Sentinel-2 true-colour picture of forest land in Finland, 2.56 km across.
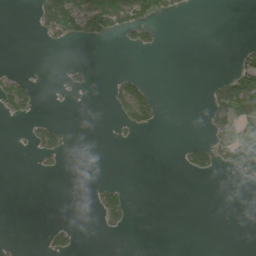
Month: June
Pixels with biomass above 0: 15%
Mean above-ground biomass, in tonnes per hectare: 22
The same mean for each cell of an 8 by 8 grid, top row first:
0 105 118 142 73 16 0 0
0 9 2 0 27 0 0 21
37 1 9 15 25 0 12 111
39 1 0 18 70 0 52 97
1 49 0 5 1 2 54 84
0 5 0 0 0 3 25 45
0 0 0 72 0 0 0 0
3 25 7 1 0 0 0 0
